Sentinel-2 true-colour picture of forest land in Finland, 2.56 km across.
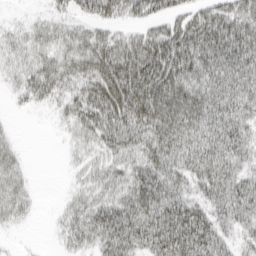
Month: March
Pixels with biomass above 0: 81%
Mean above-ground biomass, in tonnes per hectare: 47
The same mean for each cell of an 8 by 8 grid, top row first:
5 19 31 39 42 42 50 56
26 32 42 51 58 70 78 76
24 49 44 80 76 68 62 67
6 12 49 81 76 68 67 60
11 0 23 50 56 67 70 56
27 0 18 38 64 56 69 49
31 2 33 60 77 77 51 60
5 3 36 68 74 93 75 26
